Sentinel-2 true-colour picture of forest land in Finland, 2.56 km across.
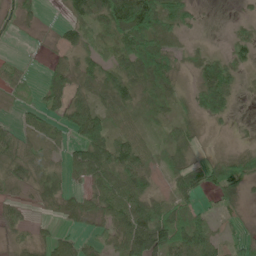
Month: June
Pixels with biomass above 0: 74%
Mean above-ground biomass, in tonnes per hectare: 42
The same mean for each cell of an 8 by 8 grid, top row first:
26 1 40 103 134 63 3 8
1 9 46 35 89 29 11 30
27 38 39 52 68 36 70 18
10 33 72 50 34 27 47 4
56 31 69 79 45 40 3 8
42 33 43 63 54 48 50 53
24 21 48 61 70 56 13 16
16 34 38 42 122 92 59 24
